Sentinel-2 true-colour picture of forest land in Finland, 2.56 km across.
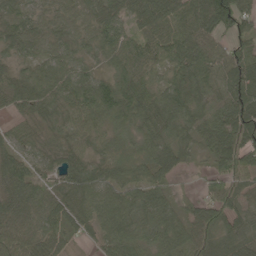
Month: May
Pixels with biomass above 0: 93%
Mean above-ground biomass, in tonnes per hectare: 69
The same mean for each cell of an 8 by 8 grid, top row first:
65 50 61 63 78 80 90 81
48 51 45 60 70 102 85 67
62 81 60 68 66 73 89 112
45 56 67 70 78 87 76 126
43 43 51 45 54 65 67 128
77 51 79 61 50 37 30 83
86 73 75 80 71 45 74 68
125 98 27 61 56 63 76 78
